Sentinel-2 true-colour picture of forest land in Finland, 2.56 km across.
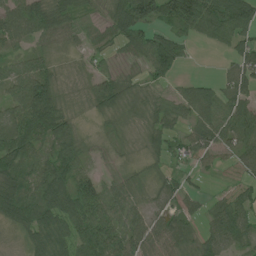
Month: July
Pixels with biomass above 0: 84%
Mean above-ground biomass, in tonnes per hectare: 59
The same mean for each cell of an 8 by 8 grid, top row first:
79 84 46 70 109 96 103 90
32 27 23 24 68 89 13 48
75 81 25 55 35 34 22 73
78 127 18 48 39 49 67 61
118 66 50 22 27 39 64 64
82 91 73 22 20 29 12 23
113 104 100 72 41 36 33 64
16 87 81 89 80 54 51 57
